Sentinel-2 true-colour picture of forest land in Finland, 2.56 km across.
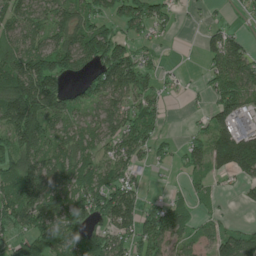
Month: June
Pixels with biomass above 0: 74%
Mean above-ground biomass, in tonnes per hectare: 85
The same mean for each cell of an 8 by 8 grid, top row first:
79 74 91 76 120 30 13 13
89 89 131 141 37 4 55 74
147 185 63 136 86 13 39 112
205 142 59 82 96 1 51 104
115 83 75 61 99 26 109 190
135 109 91 97 19 9 51 67
142 114 108 165 94 80 18 10
68 123 112 99 99 64 48 91
